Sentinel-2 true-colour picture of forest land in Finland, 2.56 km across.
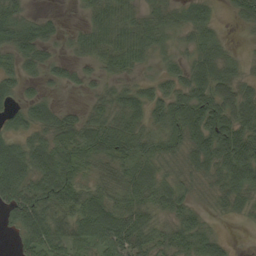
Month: September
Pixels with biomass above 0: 84%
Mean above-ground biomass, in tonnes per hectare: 45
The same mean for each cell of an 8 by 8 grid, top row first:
44 19 11 79 42 32 34 29
52 27 32 80 55 21 44 5
37 21 22 27 19 38 64 29
32 37 22 52 51 61 79 58
42 59 66 76 43 41 77 89
83 81 42 48 44 23 33 76
65 71 64 49 44 47 14 26
20 73 45 67 47 49 47 1
